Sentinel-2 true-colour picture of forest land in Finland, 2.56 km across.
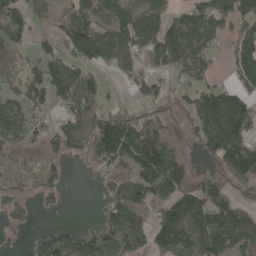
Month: May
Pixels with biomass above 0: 66%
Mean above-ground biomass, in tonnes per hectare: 76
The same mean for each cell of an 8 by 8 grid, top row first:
63 32 66 87 92 47 93 99
59 37 108 98 78 121 68 110
76 108 95 16 76 36 58 92
85 46 88 80 52 35 115 136
68 52 64 189 156 33 81 124
47 51 0 60 120 96 43 125
38 19 0 64 71 127 110 70
3 71 77 78 71 123 94 82
